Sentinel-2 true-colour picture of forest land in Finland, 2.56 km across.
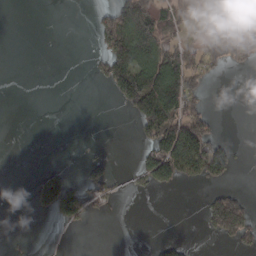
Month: March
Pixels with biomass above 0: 28%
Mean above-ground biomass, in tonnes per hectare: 41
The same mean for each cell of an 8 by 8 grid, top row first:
0 0 0 78 136 95 36 26
0 0 0 113 153 73 85 86
0 0 0 112 147 137 34 0
0 0 0 1 140 107 35 0
0 0 1 0 33 169 103 6
0 54 14 28 43 86 75 7
0 43 90 17 0 0 59 97
1 1 0 0 0 16 7 61
